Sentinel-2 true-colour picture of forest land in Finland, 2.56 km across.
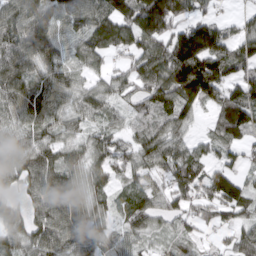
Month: March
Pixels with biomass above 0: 86%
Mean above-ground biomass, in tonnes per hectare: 78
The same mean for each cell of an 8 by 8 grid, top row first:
111 80 90 119 159 107 50 25
104 81 70 80 98 131 126 51
109 78 45 61 100 147 138 66
81 87 59 45 68 99 36 120
65 82 57 72 84 79 32 52
81 97 70 63 65 79 84 47
52 103 96 50 88 57 68 79
70 108 89 56 51 43 18 55
